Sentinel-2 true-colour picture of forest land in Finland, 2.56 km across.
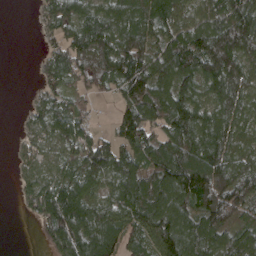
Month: April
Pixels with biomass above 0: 82%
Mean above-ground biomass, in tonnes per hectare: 99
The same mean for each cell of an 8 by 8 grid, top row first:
0 57 102 99 94 93 100 140
0 36 123 123 102 124 157 152
0 51 64 97 154 144 130 129
4 79 49 25 142 150 111 102
20 53 85 77 108 143 159 98
21 66 96 109 116 176 178 121
8 123 150 111 140 165 148 97
0 53 144 123 89 186 131 113
